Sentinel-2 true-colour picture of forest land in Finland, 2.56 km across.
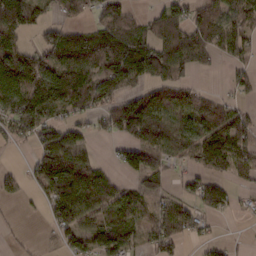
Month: February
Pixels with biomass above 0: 68%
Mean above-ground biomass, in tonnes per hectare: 71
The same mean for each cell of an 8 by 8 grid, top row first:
154 34 45 75 37 65 99 77
91 88 110 105 106 115 88 59
154 118 122 119 73 81 2 30
106 91 66 67 133 76 72 43
24 88 76 18 99 81 126 74
31 118 148 45 87 19 61 48
5 43 106 91 51 50 63 12
9 8 73 92 34 55 25 4
